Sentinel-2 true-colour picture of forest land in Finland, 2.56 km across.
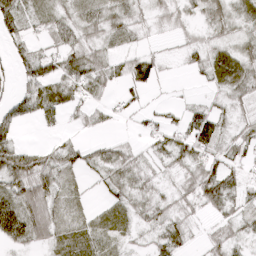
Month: April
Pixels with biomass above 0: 72%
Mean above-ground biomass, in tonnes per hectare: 33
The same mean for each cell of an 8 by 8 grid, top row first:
50 36 41 41 24 29 35 31
26 28 55 25 20 12 34 35
27 47 55 38 48 3 23 51
34 41 25 17 20 11 35 26
33 14 22 24 16 37 44 40
62 50 21 34 32 25 57 28
46 55 22 29 33 35 33 34
36 41 45 28 14 38 21 26
